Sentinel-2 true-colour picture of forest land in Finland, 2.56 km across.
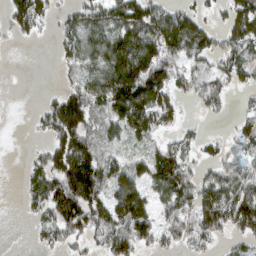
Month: March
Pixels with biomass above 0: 67%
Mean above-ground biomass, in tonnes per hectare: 78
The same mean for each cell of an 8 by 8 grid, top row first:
93 53 66 89 120 91 37 134
3 2 83 116 137 127 82 86
0 0 53 122 183 89 64 55
0 74 141 106 167 68 44 16
0 62 120 43 41 58 33 43
4 123 192 100 87 137 56 98
4 108 144 107 99 81 132 138
0 51 55 116 81 68 68 54
